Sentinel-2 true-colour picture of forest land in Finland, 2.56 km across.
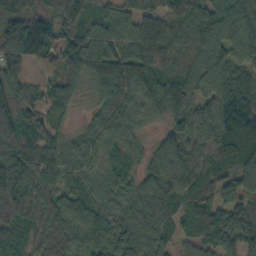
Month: October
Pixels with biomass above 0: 96%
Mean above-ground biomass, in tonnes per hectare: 98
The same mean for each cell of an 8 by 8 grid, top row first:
91 83 143 76 85 108 108 140
109 133 117 86 101 110 136 116
74 53 67 127 119 124 103 71
91 68 21 114 67 108 117 142
114 77 73 73 36 91 109 141
140 77 81 76 66 116 106 110
136 95 119 113 108 88 104 96
79 99 110 108 102 61 78 111
